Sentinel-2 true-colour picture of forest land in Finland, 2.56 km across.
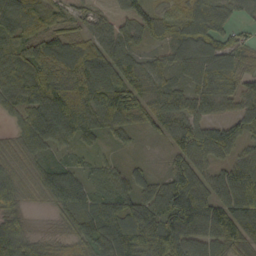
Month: September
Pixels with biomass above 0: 95%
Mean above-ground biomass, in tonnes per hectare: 74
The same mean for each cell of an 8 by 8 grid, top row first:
79 75 28 36 79 46 98 43
68 74 68 76 44 66 85 47
73 102 103 112 86 62 98 69
47 114 104 103 71 84 57 67
47 71 46 25 9 66 109 69
71 73 52 45 38 90 65 92
55 28 77 85 87 128 101 91
96 32 71 132 127 126 93 67
